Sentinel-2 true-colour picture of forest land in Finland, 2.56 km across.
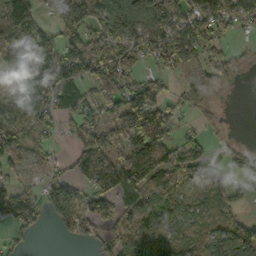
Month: October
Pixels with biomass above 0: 71%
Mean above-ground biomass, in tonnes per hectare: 85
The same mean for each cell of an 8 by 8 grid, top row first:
146 55 130 126 88 125 145 117
128 88 142 126 92 141 109 28
76 132 103 123 85 55 139 26
75 86 74 97 237 48 44 0
79 19 73 77 183 91 45 20
29 25 72 139 127 92 72 60
110 43 81 72 94 51 60 29
28 0 36 61 78 49 86 182
